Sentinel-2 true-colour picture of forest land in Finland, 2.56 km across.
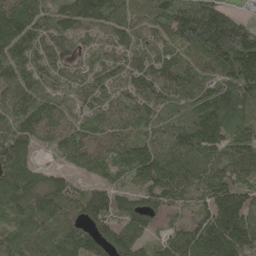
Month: May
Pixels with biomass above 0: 93%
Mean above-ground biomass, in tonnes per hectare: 132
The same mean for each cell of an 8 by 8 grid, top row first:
152 100 187 154 114 167 215 62
136 107 72 108 91 99 240 271
115 76 69 97 122 138 101 186
124 137 89 118 129 110 190 153
132 76 127 104 133 145 173 132
173 77 55 70 146 174 157 116
146 154 111 110 112 61 113 168
134 160 143 150 109 127 199 199
